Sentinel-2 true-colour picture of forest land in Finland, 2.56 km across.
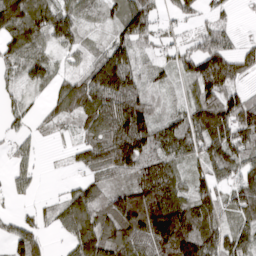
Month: March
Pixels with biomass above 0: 82%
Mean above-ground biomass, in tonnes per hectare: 97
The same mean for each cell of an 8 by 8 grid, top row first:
156 105 50 55 133 62 37 7
102 61 37 92 44 55 123 65
51 72 83 195 57 41 192 82
37 42 117 154 129 43 156 154
26 9 55 154 140 106 107 104
33 2 35 86 151 91 73 73
12 28 142 143 327 201 125 112
75 30 129 149 188 290 142 93
